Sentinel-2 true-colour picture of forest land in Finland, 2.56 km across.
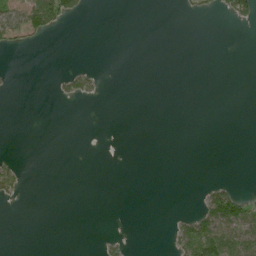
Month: June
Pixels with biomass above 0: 11%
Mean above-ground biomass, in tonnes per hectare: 10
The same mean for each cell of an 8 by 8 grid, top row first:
59 100 20 0 0 2 8 33
19 2 0 0 0 0 0 0
3 1 38 0 0 0 0 0
0 0 0 0 0 0 0 0
0 0 0 0 0 0 0 0
31 0 0 0 0 0 0 0
2 0 0 0 0 0 61 66
0 0 0 9 0 36 118 59
